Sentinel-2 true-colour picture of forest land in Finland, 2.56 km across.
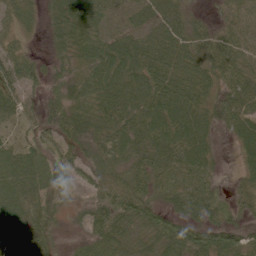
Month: June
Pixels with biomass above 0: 90%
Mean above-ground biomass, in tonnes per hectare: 59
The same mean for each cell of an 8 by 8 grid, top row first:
46 45 115 76 70 58 15 46
33 23 69 77 78 69 57 58
55 33 49 79 85 74 55 65
47 38 68 72 89 80 45 71
41 44 66 85 83 82 44 42
80 43 35 69 73 59 41 26
73 46 19 78 72 43 52 25
88 49 22 97 52 78 72 51
